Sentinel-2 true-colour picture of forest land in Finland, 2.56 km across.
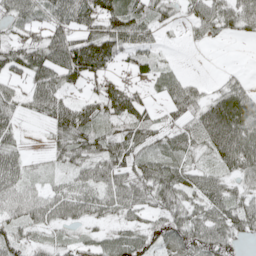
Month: May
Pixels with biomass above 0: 80%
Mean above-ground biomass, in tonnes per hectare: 60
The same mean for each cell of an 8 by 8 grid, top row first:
59 61 92 97 72 31 70 83
74 109 108 110 60 6 10 0
54 91 79 67 31 42 11 23
50 75 91 78 64 63 81 118
43 23 76 79 67 53 66 102
65 19 42 75 69 66 47 53
60 64 58 51 42 58 68 65
54 22 25 44 40 55 78 31
